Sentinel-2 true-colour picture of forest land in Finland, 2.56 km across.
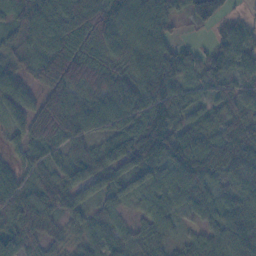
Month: November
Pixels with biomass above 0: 92%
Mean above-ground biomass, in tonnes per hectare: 63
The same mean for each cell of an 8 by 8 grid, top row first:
62 93 123 98 88 45 107 21
52 92 98 82 89 40 32 77
56 72 89 56 75 55 47 46
43 81 72 79 80 59 43 52
31 65 50 65 91 81 68 72
47 41 55 68 57 70 75 55
71 58 51 37 36 41 69 66
71 50 35 38 35 37 61 73
